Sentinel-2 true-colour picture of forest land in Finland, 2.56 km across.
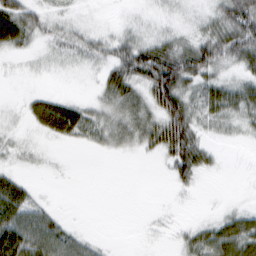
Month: February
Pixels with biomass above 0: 63%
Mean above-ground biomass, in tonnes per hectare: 28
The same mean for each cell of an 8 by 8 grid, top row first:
61 22 8 2 8 13 27 75
26 15 30 34 46 52 65 63
3 4 3 47 52 83 41 28
6 56 40 37 41 74 39 43
15 7 16 25 29 71 22 6
22 4 0 0 0 32 9 0
66 14 0 0 1 3 1 13
78 54 22 2 2 10 47 73
